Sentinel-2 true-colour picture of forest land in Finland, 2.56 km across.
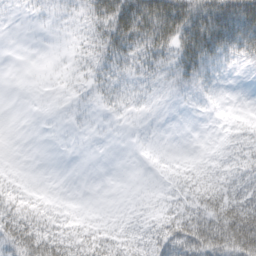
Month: March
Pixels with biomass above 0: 58%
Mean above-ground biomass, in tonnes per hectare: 22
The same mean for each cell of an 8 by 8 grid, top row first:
3 8 20 61 79 75 71 90
0 1 11 40 44 49 62 48
0 2 9 19 15 21 21 1
0 1 5 7 6 3 3 5
0 0 0 1 1 0 2 23
3 0 0 0 1 12 18 23
26 12 2 1 5 21 42 53
49 39 30 23 26 52 64 70
